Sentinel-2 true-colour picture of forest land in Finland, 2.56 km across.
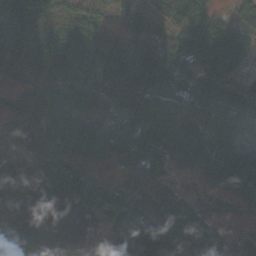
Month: October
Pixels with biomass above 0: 94%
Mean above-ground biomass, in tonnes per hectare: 72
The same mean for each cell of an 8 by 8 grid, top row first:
101 77 74 44 52 66 65 62
82 90 76 59 66 68 116 79
27 56 66 98 85 67 79 40
62 71 70 52 108 105 86 90
49 64 87 74 102 109 90 100
79 94 87 28 66 20 46 80
76 118 62 63 78 75 40 28
93 37 59 67 111 85 63 27
